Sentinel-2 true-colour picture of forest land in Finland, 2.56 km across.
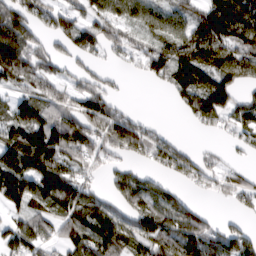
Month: March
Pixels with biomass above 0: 72%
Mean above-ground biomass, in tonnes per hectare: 79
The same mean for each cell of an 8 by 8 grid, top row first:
138 69 60 93 85 76 115 139
160 49 77 45 48 93 141 105
95 61 53 28 24 86 105 79
91 90 85 69 11 17 105 72
130 135 96 83 80 42 9 33
172 161 57 37 50 52 51 40
63 87 110 59 77 85 14 29
94 57 125 117 69 105 85 92
